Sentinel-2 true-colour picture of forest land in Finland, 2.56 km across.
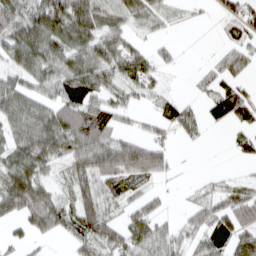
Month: March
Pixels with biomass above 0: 69%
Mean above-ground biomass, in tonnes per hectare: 50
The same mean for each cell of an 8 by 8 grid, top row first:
78 112 89 67 63 28 7 51
82 77 73 76 30 12 3 44
47 59 84 50 62 2 30 36
77 69 89 57 15 38 26 41
60 83 92 72 59 15 6 24
73 30 56 70 56 4 11 12
54 88 65 25 45 7 61 68
16 18 51 63 76 46 54 72
